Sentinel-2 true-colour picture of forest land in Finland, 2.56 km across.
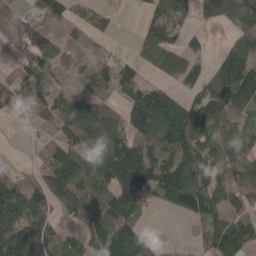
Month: April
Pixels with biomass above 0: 71%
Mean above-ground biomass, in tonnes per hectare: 78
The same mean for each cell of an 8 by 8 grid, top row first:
11 58 51 33 25 89 51 112
21 61 18 5 48 57 34 80
58 62 21 62 48 64 69 149
70 51 101 63 178 139 95 79
0 50 79 119 92 104 81 66
51 113 127 122 103 100 77 71
182 121 100 121 48 50 97 63
175 119 81 161 61 11 61 123
